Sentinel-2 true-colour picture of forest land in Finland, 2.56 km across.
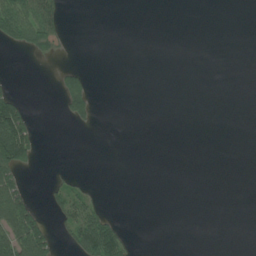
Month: July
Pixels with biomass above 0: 15%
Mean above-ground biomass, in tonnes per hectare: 18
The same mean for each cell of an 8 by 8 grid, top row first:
107 105 0 0 0 0 0 0
24 47 0 0 0 0 0 0
3 0 40 0 0 0 0 0
86 0 49 0 0 0 0 0
146 0 0 0 0 0 0 0
44 5 6 0 0 0 0 0
91 17 55 3 0 0 0 0
100 49 78 91 0 0 0 0
